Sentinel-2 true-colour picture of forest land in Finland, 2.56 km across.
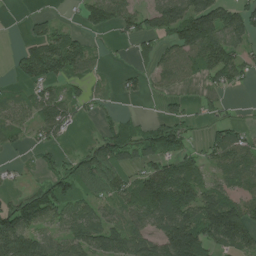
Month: July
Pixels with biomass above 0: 66%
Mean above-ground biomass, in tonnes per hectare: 79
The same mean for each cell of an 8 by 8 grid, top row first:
2 27 39 94 66 129 162 97
16 145 101 9 43 88 156 71
32 96 55 14 33 53 50 54
66 93 38 20 6 47 30 7
29 51 12 104 93 105 57 94
16 54 110 101 97 156 58 90
85 120 88 62 121 176 158 111
174 72 99 106 79 198 133 135
